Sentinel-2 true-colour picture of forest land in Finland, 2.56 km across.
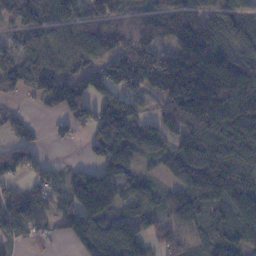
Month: November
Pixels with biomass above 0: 82%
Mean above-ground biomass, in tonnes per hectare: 102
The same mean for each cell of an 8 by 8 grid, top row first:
74 56 60 87 67 102 83 102
72 85 85 87 150 106 124 69
66 49 103 153 193 262 206 132
25 38 115 229 69 197 216 145
57 20 24 264 122 135 151 145
57 54 82 145 62 73 155 106
69 33 143 125 87 95 76 83
49 23 23 122 103 68 74 99
